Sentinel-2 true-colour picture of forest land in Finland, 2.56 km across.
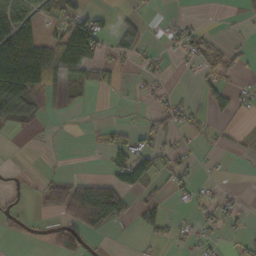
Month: October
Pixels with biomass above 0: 37%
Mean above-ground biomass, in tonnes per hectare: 33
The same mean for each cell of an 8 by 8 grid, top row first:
105 39 60 15 28 9 1 9
161 102 195 38 38 22 46 14
134 86 56 20 18 2 35 16
75 22 5 3 5 28 19 18
0 3 5 42 29 21 5 7
3 11 16 27 13 32 7 0
9 35 107 125 40 8 26 17
2 11 26 2 10 15 20 13
